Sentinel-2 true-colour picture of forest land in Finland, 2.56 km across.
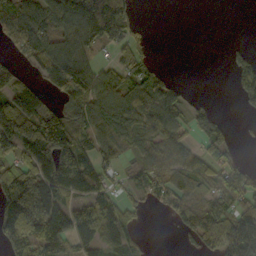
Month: October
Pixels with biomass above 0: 65%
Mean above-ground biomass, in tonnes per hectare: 75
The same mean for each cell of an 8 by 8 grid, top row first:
113 103 175 150 4 0 0 0
50 89 88 51 29 0 0 13
51 69 118 64 71 22 0 53
157 94 73 74 78 78 47 12
140 158 93 67 62 65 56 14
133 116 173 42 77 67 64 56
169 177 68 68 22 77 81 83
115 119 88 77 18 12 69 219
